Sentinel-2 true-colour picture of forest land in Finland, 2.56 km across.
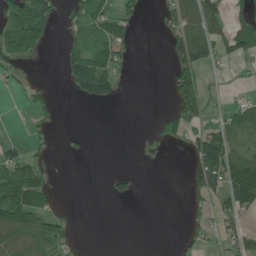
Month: June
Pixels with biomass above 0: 35%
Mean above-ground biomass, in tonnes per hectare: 44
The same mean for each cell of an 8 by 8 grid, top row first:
98 101 44 76 18 73 119 36
90 16 59 76 0 79 107 83
18 5 117 78 0 62 16 6
2 25 0 0 0 49 31 60
26 19 9 0 2 13 99 38
96 16 0 19 1 0 138 126
151 38 0 0 0 0 36 89
134 112 13 0 0 11 26 59
